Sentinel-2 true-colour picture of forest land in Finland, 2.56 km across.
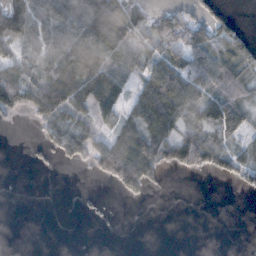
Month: November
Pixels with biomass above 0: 55%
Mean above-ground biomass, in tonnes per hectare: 49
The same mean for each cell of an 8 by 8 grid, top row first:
97 77 84 115 62 61 41 11
41 68 113 83 55 74 102 95
86 82 100 83 59 99 97 79
40 89 41 42 92 93 75 64
0 31 54 87 104 103 93 33
0 2 0 74 92 8 24 43
0 0 4 3 1 0 0 0
0 0 0 0 0 0 0 0
